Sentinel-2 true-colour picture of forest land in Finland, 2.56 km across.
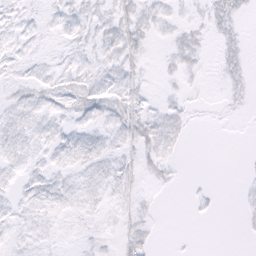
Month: February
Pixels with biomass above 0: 55%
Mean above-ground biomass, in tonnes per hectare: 6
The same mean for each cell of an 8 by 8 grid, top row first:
6 4 8 10 9 5 8 6
7 2 7 10 7 8 4 8
5 8 10 8 4 4 1 6
8 8 11 11 7 7 1 2
9 7 10 8 11 6 0 0
6 8 6 8 4 2 0 1
6 8 6 4 4 0 2 2
5 4 3 3 8 0 0 1
